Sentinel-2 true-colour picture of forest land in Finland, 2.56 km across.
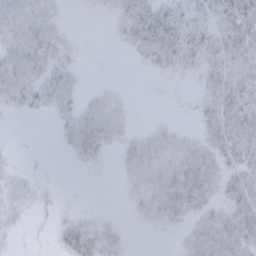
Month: February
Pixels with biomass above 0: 62%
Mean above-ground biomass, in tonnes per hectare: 15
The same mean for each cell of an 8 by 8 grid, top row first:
17 18 1 7 26 19 18 33
17 22 4 1 18 21 22 27
20 21 7 1 0 5 14 25
7 9 18 16 0 2 16 32
1 0 25 14 21 23 23 28
7 2 1 2 20 28 27 22
12 6 3 0 15 28 18 27
3 3 31 14 0 5 36 29
